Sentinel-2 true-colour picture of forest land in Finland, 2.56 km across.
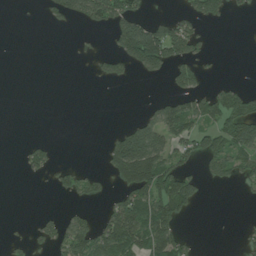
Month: July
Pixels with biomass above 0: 32%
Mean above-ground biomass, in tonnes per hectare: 47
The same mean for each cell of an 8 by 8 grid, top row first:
1 30 85 111 41 31 61 7
0 0 3 35 213 100 16 1
0 0 0 36 18 60 20 7
0 0 0 0 19 94 97 114
4 23 0 54 135 69 80 101
3 27 41 65 190 119 49 54
0 3 20 51 112 99 2 1
11 44 120 131 105 91 0 14
